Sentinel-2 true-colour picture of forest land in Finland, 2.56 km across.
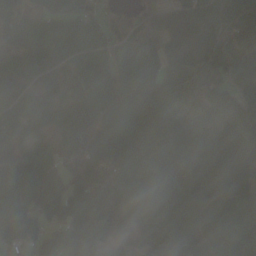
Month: October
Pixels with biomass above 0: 91%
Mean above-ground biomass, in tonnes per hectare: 95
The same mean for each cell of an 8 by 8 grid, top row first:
83 76 102 36 43 72 91 112
125 69 142 72 92 87 106 71
113 38 51 83 124 87 36 94
106 84 77 87 96 97 99 95
80 57 121 113 89 120 122 146
149 67 94 91 99 128 119 132
117 104 116 77 107 104 81 95
84 80 113 87 101 135 95 127
